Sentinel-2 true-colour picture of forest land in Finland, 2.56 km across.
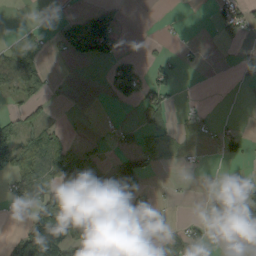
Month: September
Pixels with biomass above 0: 40%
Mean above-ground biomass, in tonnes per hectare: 44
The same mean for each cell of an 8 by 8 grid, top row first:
1 1 35 49 0 2 7 61
64 17 67 73 1 9 3 13
98 46 0 62 57 31 0 4
23 15 3 6 60 22 6 0
97 82 20 13 38 26 14 35
63 56 130 86 58 2 1 32
13 102 127 171 59 8 46 106
50 164 102 113 54 31 41 31
